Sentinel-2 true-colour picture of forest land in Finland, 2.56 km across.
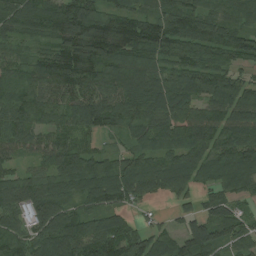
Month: August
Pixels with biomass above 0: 93%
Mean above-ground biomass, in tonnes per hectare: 116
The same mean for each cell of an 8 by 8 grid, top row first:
131 159 192 114 94 145 118 110
60 87 184 194 164 150 145 133
83 121 136 120 147 132 165 91
109 101 133 132 117 128 109 166
84 83 70 15 73 106 135 130
67 93 134 158 171 151 97 133
96 142 76 94 28 46 63 49
112 128 151 158 99 98 137 88
